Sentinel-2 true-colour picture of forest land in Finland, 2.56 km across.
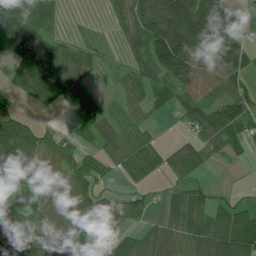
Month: July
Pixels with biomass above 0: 79%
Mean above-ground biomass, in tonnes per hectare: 86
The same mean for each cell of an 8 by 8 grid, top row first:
141 92 8 54 164 244 243 62
102 116 63 18 142 287 150 136
63 157 104 16 81 132 81 81
59 19 48 38 37 43 104 103
146 64 51 73 70 33 78 78
95 81 91 29 84 47 17 2
60 74 101 56 35 78 74 50
99 66 81 73 71 96 124 135
